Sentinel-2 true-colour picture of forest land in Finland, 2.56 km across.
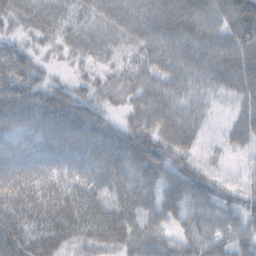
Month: October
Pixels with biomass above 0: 93%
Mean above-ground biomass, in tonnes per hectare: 51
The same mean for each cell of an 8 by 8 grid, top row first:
43 48 37 54 64 78 59 82
35 25 40 34 53 64 62 83
68 32 25 39 54 58 47 68
68 73 66 30 64 62 25 35
44 51 62 65 71 78 15 34
49 43 44 55 52 52 33 14
56 56 61 52 43 47 49 40
65 66 47 59 56 41 48 44
